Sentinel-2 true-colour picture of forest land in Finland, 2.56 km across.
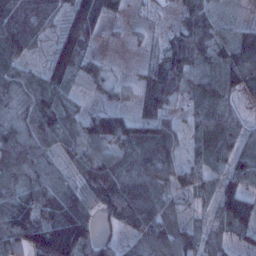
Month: January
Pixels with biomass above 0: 87%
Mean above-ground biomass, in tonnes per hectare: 63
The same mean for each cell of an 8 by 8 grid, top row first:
115 67 123 48 12 26 49 9
95 34 109 5 13 92 60 102
67 71 35 27 53 78 44 86
58 81 37 64 54 28 42 17
104 47 58 66 74 49 52 44
76 38 42 104 85 51 39 64
109 87 94 70 106 30 20 96
81 158 131 30 65 83 27 35
